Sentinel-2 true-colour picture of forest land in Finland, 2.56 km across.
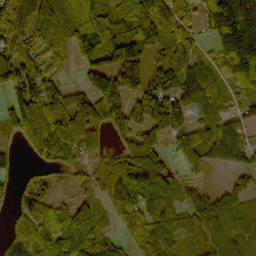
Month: October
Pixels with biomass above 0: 80%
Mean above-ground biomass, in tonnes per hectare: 88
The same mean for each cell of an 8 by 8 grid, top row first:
88 85 87 86 134 132 80 167
85 72 100 157 130 117 32 162
106 67 38 126 101 107 94 86
80 114 154 153 153 146 99 63
28 127 90 31 112 85 98 105
30 41 28 64 91 37 24 49
49 68 50 58 71 72 99 79
92 105 99 54 80 69 78 99
